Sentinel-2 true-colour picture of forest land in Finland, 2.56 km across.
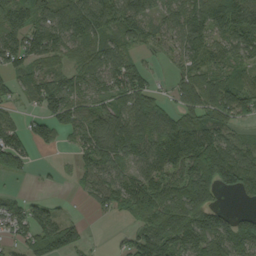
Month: September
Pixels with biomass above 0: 79%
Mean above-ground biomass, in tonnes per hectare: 78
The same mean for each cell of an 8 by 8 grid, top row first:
86 97 126 99 86 75 103 101
92 84 63 53 43 41 77 76
49 100 62 79 66 38 73 60
30 81 78 89 66 55 79 92
87 41 57 117 87 170 150 60
24 7 46 79 85 97 169 164
50 45 8 64 97 94 108 17
44 108 51 8 105 113 123 136
